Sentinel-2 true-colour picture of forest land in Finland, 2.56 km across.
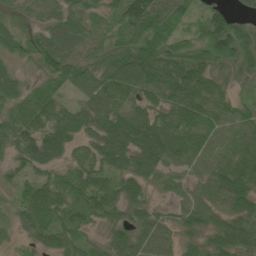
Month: June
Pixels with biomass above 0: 91%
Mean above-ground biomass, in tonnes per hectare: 74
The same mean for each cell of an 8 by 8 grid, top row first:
30 46 58 60 142 77 71 42
48 71 57 52 94 64 99 96
50 48 48 92 114 144 105 44
61 84 68 98 82 113 92 53
57 98 54 132 138 112 66 68
41 47 76 77 88 45 69 122
44 117 77 77 62 36 71 92
15 68 56 61 75 50 58 87
